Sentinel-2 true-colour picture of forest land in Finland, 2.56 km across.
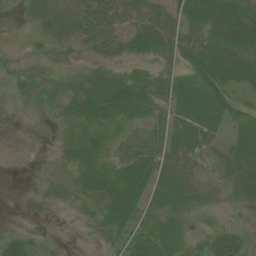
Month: July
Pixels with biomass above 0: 78%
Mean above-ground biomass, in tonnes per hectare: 28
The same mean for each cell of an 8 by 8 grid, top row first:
17 36 39 35 30 25 37 49
6 24 23 29 29 26 38 41
18 26 31 35 32 29 55 36
5 25 35 45 33 29 35 34
2 12 37 37 39 31 22 32
0 16 30 35 35 38 11 31
1 19 22 39 30 29 24 16
24 13 3 23 35 29 34 31
